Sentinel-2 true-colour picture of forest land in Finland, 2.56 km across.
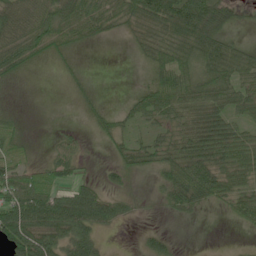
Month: June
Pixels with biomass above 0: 66%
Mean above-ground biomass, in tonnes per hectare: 42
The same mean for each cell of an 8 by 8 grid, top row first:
64 70 84 69 79 85 79 17
68 53 24 1 42 75 67 38
20 0 9 0 14 76 53 63
10 0 6 16 47 55 75 45
44 8 18 20 31 52 79 64
54 52 22 14 10 65 74 50
85 91 86 45 2 26 16 40
74 70 69 3 14 9 0 1
